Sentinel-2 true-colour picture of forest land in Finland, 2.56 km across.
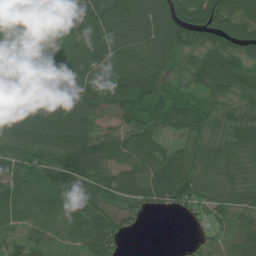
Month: July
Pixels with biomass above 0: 91%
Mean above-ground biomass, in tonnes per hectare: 77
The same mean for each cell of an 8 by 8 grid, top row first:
98 57 78 100 118 107 108 80
52 40 91 90 106 83 79 68
57 113 101 86 88 43 85 69
112 110 114 87 63 70 57 62
87 93 127 94 71 32 75 78
98 81 123 70 93 118 70 68
91 86 92 42 49 51 48 54
51 60 74 72 0 3 23 54
